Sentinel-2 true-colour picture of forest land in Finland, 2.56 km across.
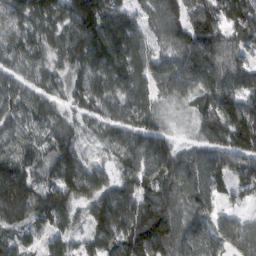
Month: February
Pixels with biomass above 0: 95%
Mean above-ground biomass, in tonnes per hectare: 105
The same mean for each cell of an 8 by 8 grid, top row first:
68 87 159 120 75 98 121 130
84 76 125 142 88 115 155 81
80 65 68 101 91 156 130 110
83 86 60 58 95 26 128 154
83 97 72 75 131 71 101 138
158 88 163 72 121 145 130 82
170 139 70 159 158 112 83 30
65 59 50 141 203 136 104 100
